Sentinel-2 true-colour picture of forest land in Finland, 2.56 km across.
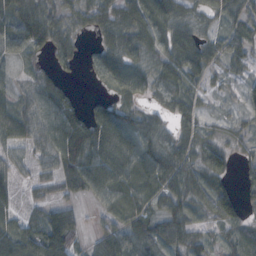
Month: October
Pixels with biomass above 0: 81%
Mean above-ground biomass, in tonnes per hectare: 51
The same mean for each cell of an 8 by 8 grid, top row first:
66 58 42 59 86 66 35 57
61 52 23 58 69 78 54 52
27 40 9 65 61 68 37 31
46 74 45 74 35 52 24 32
35 31 91 113 69 53 51 34
24 13 79 97 62 47 67 24
24 34 17 48 43 50 55 43
75 88 33 77 68 44 28 39
